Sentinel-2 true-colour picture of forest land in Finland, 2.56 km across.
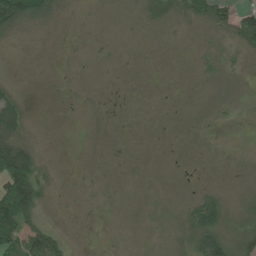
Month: June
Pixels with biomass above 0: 41%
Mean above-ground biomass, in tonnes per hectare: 21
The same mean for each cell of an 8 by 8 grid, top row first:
117 40 2 5 28 39 56 57
1 0 1 1 1 1 7 27
3 0 0 0 0 0 7 5
46 0 1 2 0 0 3 3
84 0 0 1 0 1 3 0
140 15 1 1 2 1 0 4
172 15 1 1 3 8 69 18
85 94 1 1 2 21 85 50
